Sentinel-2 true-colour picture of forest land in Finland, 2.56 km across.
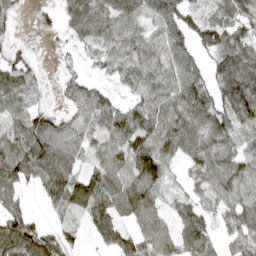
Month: April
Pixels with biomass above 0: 79%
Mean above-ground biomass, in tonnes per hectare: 71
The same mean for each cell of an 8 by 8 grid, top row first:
23 17 108 93 75 103 52 90
20 4 28 67 77 77 78 103
63 6 35 28 81 82 68 144
50 36 60 61 78 90 87 120
85 115 68 74 100 113 78 63
102 104 68 86 138 22 66 92
53 31 76 82 92 48 35 77
154 74 27 52 74 71 52 58
